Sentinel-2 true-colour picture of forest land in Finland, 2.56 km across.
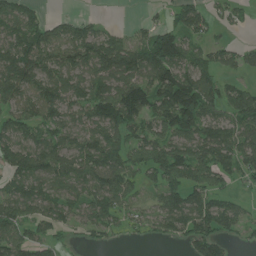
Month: June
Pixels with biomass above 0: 75%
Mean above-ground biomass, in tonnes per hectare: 86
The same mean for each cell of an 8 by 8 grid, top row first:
98 30 21 1 15 61 71 27
133 116 123 113 118 146 60 38
137 101 91 115 124 164 80 31
83 99 77 146 138 215 113 105
99 101 83 104 96 106 124 97
86 99 83 116 56 106 93 65
91 85 71 88 37 116 103 37
92 59 15 22 14 34 102 23
